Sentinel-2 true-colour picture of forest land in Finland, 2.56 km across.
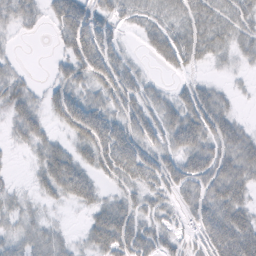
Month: February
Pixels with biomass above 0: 71%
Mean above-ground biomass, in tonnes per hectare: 34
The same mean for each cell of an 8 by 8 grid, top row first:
35 22 60 34 27 32 48 36
5 3 66 41 15 48 36 26
31 11 39 55 20 9 13 6
39 29 70 40 40 42 55 9
15 35 39 66 41 44 44 45
4 50 56 29 44 40 52 46
23 11 18 39 26 20 50 41
28 37 14 55 37 18 38 61
